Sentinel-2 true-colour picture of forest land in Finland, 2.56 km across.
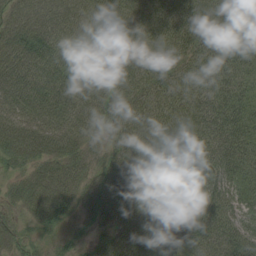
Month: August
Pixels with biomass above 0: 96%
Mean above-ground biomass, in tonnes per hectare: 61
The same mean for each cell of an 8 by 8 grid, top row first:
44 69 83 92 80 78 64 38
61 82 72 85 79 74 58 42
72 77 77 62 65 69 61 40
69 71 66 64 64 66 63 48
54 60 43 40 71 71 66 50
27 55 46 61 87 75 68 40
24 64 36 65 79 70 74 41
23 14 18 57 72 66 63 67
